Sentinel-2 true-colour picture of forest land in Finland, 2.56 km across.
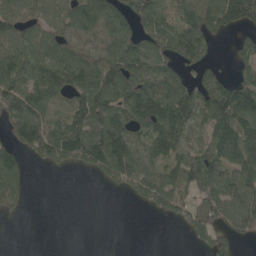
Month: May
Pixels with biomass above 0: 69%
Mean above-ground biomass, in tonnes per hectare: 86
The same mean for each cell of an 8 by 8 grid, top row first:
101 93 112 105 90 82 131 135
102 107 75 100 94 120 46 46
131 160 127 128 116 90 82 79
154 88 125 125 129 130 88 135
111 153 173 162 80 100 69 164
100 5 11 83 85 81 144 103
28 0 0 0 19 71 98 117
0 0 0 0 0 1 51 41
